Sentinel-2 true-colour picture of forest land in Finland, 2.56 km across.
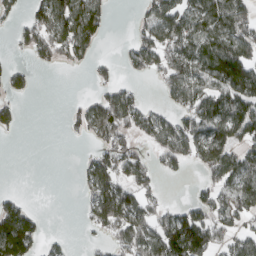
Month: March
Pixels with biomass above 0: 53%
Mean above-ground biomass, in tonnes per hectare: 69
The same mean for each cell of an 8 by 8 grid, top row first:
23 108 149 26 47 101 108 96
19 76 86 0 92 96 103 118
42 0 0 29 15 109 107 177
33 0 43 127 67 59 129 125
0 0 6 82 30 101 144 83
0 0 27 94 59 16 50 113
94 1 13 157 82 47 85 85
211 25 4 50 107 177 119 70
